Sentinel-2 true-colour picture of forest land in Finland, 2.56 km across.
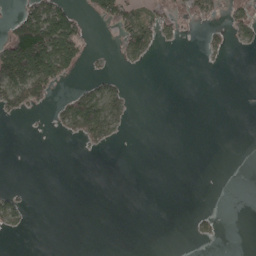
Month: April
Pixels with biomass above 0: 20%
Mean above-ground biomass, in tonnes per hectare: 24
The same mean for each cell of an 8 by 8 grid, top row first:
47 122 34 77 44 35 23 44
172 182 67 6 64 3 18 11
132 106 12 25 0 0 0 0
40 10 114 67 0 0 0 0
0 0 17 15 0 0 0 0
0 0 0 0 0 0 0 0
44 0 0 0 0 0 5 0
1 0 0 0 0 0 9 0
